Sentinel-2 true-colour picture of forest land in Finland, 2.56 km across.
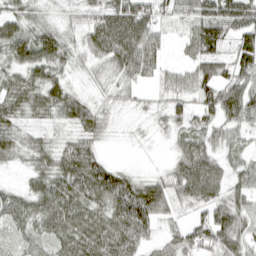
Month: April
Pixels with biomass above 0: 87%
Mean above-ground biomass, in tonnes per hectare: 57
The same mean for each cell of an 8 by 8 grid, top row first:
53 26 40 95 89 55 80 79
66 79 49 97 96 10 53 74
46 64 12 37 34 37 71 70
52 50 57 18 16 45 62 90
48 33 60 5 5 34 52 39
8 69 99 84 26 67 95 41
59 73 74 89 111 44 62 61
29 53 82 91 47 53 70 74
